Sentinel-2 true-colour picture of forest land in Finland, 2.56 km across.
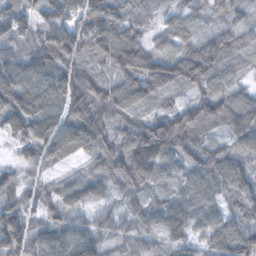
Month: October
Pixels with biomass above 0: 95%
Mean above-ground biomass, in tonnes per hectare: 78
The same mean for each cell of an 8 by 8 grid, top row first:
79 89 71 73 32 40 32 35
76 124 92 107 80 53 89 57
103 96 107 63 114 93 89 32
136 116 122 87 49 94 98 98
52 112 98 80 149 118 75 83
36 33 40 72 84 43 94 93
86 49 56 37 30 70 60 62
145 87 92 41 37 61 59 97
